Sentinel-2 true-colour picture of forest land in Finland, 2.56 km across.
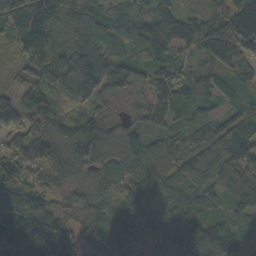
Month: October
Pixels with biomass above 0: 95%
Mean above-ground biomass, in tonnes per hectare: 99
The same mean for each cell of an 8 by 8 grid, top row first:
133 117 129 71 66 70 61 70
71 104 110 89 92 80 120 132
44 128 180 117 64 73 56 106
103 120 63 41 38 50 54 64
138 141 124 77 80 89 84 79
142 86 44 61 111 97 74 160
159 94 71 104 104 120 95 100
197 213 123 119 80 172 142 60
